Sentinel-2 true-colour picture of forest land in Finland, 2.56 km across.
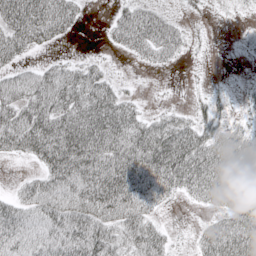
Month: May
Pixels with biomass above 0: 70%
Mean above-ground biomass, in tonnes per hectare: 62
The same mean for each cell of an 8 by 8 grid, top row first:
105 95 30 25 73 19 8 6
73 22 1 17 59 48 5 5
61 78 72 27 1 1 4 4
81 101 85 94 26 24 31 10
88 130 128 88 94 117 85 64
9 85 116 109 115 111 104 96
68 86 92 98 76 6 29 91
70 73 96 64 80 13 79 118
